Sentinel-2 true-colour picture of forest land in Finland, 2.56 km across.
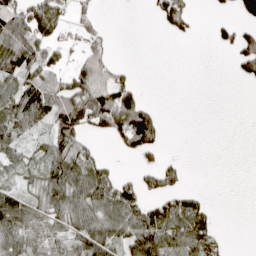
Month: April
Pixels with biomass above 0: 51%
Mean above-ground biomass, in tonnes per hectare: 51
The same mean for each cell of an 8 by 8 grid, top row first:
100 80 38 0 3 94 6 41
128 41 33 23 0 0 5 85
59 49 96 85 4 0 0 40
90 75 106 185 122 0 0 0
43 44 55 25 99 0 0 0
35 77 81 41 43 48 0 0
90 61 79 85 85 84 41 0
70 60 68 73 108 91 65 0
